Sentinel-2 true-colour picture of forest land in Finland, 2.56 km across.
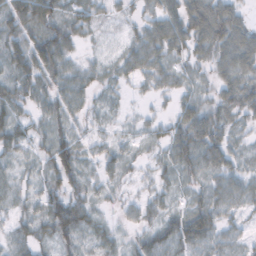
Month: November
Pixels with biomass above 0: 86%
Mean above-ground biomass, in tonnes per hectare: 37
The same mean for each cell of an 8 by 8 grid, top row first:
64 62 36 21 26 55 71 33
48 72 22 15 51 43 45 59
50 43 38 21 26 27 21 48
42 37 31 17 11 31 40 36
39 40 38 23 19 49 64 19
29 31 43 29 15 32 41 36
29 51 54 18 29 25 51 29
32 29 41 27 40 56 47 23
